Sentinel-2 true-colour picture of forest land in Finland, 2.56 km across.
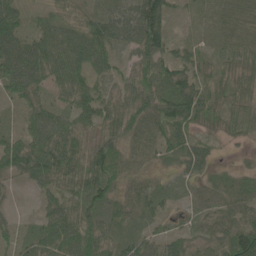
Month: May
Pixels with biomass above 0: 91%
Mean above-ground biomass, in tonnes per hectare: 56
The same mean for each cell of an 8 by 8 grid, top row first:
40 31 47 72 107 22 37 54
70 63 69 71 83 37 34 49
77 52 59 53 82 79 47 42
18 65 65 76 78 87 51 40
58 88 60 70 56 60 33 15
35 73 80 70 34 28 40 41
9 41 76 54 49 24 56 70
36 69 86 51 49 59 61 111
